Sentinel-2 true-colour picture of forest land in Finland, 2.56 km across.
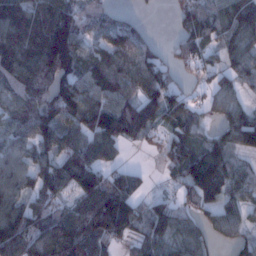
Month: January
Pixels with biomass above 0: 81%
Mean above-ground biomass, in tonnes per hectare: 92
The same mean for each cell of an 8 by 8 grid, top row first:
134 124 104 55 14 37 108 117
151 194 95 105 72 50 62 89
123 122 104 119 107 47 37 58
93 126 141 133 120 98 33 66
70 102 101 101 32 73 76 82
98 116 129 67 23 58 168 67
85 88 94 163 62 72 76 66
140 150 154 83 78 89 54 55
